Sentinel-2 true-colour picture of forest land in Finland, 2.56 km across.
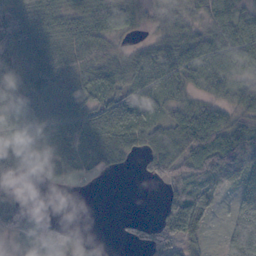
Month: October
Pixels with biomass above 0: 79%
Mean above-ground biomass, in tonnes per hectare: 50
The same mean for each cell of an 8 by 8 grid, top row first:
81 65 58 77 29 48 48 61
76 65 62 34 32 60 67 77
76 82 61 59 58 48 42 49
62 68 60 69 42 46 49 54
58 64 54 69 63 73 75 73
33 36 17 10 16 49 74 44
54 3 0 0 0 89 48 38
45 50 14 2 50 68 15 49
